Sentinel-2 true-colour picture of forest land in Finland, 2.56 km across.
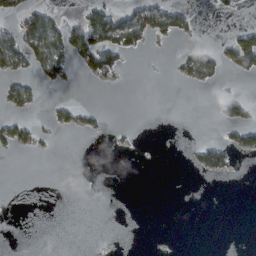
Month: February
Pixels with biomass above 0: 16%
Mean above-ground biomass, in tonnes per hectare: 13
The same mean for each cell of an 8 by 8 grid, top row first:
34 41 22 57 61 40 1 2
61 76 64 53 14 4 13 59
23 19 5 11 0 7 25 5
14 5 19 1 0 0 0 22
25 2 0 2 0 0 25 23
0 0 0 0 0 0 12 1
0 0 0 0 0 0 0 0
0 0 0 0 0 0 0 0
